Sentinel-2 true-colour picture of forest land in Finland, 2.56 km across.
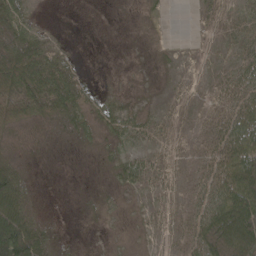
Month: April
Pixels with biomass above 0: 59%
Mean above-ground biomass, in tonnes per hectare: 28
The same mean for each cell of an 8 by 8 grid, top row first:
43 1 0 0 3 0 11 24
70 36 1 0 1 2 2 25
99 80 17 1 1 3 7 41
67 49 34 30 13 7 18 57
11 4 8 15 15 12 31 82
52 0 0 13 30 17 40 97
71 2 1 6 9 15 61 112
151 24 0 1 3 14 56 106
